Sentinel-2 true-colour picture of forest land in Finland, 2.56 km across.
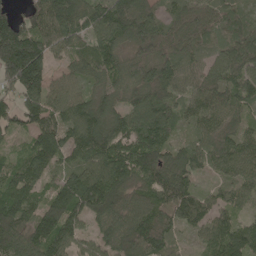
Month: May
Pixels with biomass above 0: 95%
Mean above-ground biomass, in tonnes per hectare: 103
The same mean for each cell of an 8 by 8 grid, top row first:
63 165 126 160 127 69 89 66
247 126 60 121 114 99 62 111
170 96 65 70 109 108 93 108
98 120 110 91 126 73 100 74
37 127 119 119 127 60 77 104
93 65 112 138 98 117 41 85
133 117 132 112 93 102 82 55
140 143 69 93 150 41 75 120
